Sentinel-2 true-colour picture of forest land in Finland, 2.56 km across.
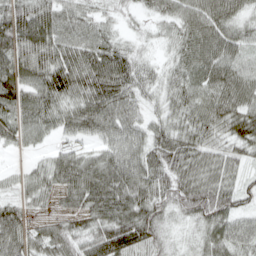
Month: April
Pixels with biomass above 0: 92%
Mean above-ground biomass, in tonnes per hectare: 65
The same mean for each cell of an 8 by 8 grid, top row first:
101 77 57 31 24 59 84 50
91 83 74 66 25 51 92 59
83 87 87 100 55 54 71 78
67 67 78 86 45 48 78 82
35 22 36 66 68 72 61 58
25 58 88 91 75 76 74 36
59 23 66 91 85 64 85 44
75 68 66 111 77 27 47 58
